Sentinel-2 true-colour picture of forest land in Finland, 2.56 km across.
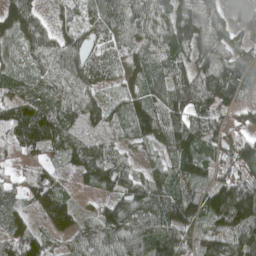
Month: April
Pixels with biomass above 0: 93%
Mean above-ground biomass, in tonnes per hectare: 87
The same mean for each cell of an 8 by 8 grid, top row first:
56 32 45 91 74 111 89 41
45 91 84 69 90 96 97 67
68 81 117 50 95 90 129 76
110 111 125 61 109 122 94 45
105 95 93 64 47 106 83 91
50 87 55 109 65 77 89 90
47 134 48 85 107 115 126 188
125 70 74 93 95 104 93 125
